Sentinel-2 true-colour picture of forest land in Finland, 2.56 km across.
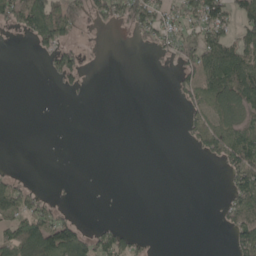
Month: May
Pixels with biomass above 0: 33%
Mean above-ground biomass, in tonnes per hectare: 35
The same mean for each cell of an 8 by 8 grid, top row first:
78 162 39 51 83 40 101 62
0 69 28 0 18 47 111 81
0 12 23 0 0 31 96 109
0 0 0 0 0 2 55 61
0 0 0 0 0 1 63 99
16 0 0 0 0 0 0 76
68 42 2 0 0 0 0 67
101 143 93 67 12 0 0 56
